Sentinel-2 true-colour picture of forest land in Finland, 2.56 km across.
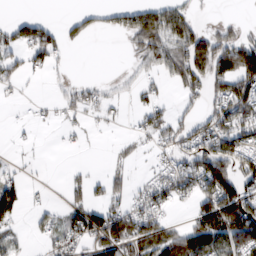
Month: February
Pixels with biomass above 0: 49%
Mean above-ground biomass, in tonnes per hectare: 55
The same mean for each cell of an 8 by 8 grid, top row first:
16 10 29 32 105 91 8 15
52 87 12 0 82 85 113 116
41 14 29 14 36 53 97 108
3 13 37 16 44 26 57 100
5 2 13 6 14 65 110 91
31 2 17 32 10 78 150 99
83 20 64 63 77 26 107 170
26 29 66 94 109 80 144 114
